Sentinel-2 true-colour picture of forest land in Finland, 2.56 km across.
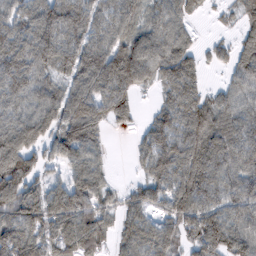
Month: February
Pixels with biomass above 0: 85%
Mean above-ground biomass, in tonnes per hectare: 86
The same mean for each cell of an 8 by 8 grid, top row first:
78 105 102 79 70 64 11 47
111 125 118 103 102 90 24 80
109 67 92 133 63 101 20 64
75 101 128 84 13 101 104 75
140 91 112 9 53 95 122 89
132 51 95 21 51 111 111 94
114 115 105 57 73 87 91 83
126 85 116 45 87 64 110 102
